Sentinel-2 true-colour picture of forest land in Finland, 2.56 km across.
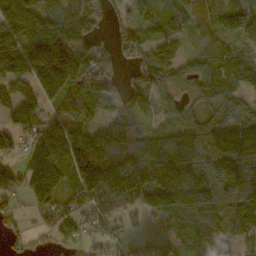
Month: October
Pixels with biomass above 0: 84%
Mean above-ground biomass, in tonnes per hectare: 119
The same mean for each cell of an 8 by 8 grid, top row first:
210 132 145 53 49 98 49 40
158 234 155 67 116 49 84 75
121 179 159 100 104 95 105 96
143 79 99 67 89 61 79 86
62 147 174 151 184 211 217 269
102 197 164 259 183 212 173 227
50 85 110 151 107 129 134 119
35 29 70 58 35 45 67 66
